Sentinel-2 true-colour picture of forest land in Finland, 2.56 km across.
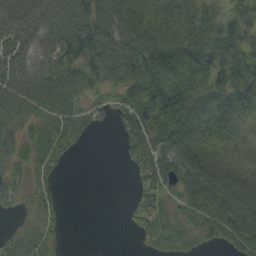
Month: September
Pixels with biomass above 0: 79%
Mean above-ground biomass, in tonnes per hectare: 66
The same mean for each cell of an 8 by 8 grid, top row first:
84 91 97 118 106 97 52 55
66 73 95 108 114 101 76 78
90 101 72 52 106 97 83 78
80 78 55 34 79 129 104 54
64 63 15 1 64 111 100 45
37 33 0 0 43 90 132 120
19 35 0 0 43 33 81 124
42 39 0 0 17 35 30 79
